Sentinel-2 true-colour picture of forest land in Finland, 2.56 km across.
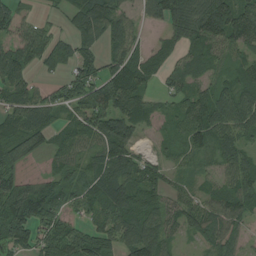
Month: August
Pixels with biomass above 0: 84%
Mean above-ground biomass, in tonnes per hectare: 68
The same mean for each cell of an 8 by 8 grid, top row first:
72 12 81 96 41 109 133 118
70 69 69 51 38 46 71 64
91 24 71 94 72 44 47 70
79 67 67 98 67 48 100 97
82 47 54 108 20 45 62 66
59 41 51 104 70 28 27 76
128 95 41 89 80 47 58 72
79 65 87 66 115 31 63 53
